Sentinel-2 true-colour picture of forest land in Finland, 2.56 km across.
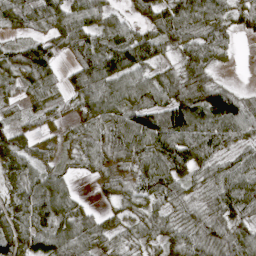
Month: April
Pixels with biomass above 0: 88%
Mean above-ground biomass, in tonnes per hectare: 64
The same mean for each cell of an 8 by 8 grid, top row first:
66 72 69 37 40 82 84 43
55 79 63 85 85 45 83 13
44 66 75 89 68 63 64 4
26 43 37 67 98 130 113 91
77 23 35 70 99 114 102 53
65 61 19 37 76 77 55 73
65 101 45 28 45 44 50 65
82 96 74 43 41 55 74 69
